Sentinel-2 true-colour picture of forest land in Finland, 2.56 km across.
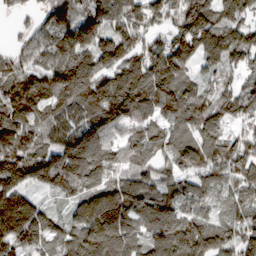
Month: March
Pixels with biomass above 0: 92%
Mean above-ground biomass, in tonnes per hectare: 149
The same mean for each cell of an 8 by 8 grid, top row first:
36 136 187 178 149 125 162 121
73 134 222 191 136 199 167 157
153 160 238 174 186 186 73 81
157 125 147 204 152 152 139 116
158 123 181 114 127 107 165 130
160 155 181 123 123 93 122 163
194 63 156 264 144 137 89 106
173 105 173 257 142 224 164 135
